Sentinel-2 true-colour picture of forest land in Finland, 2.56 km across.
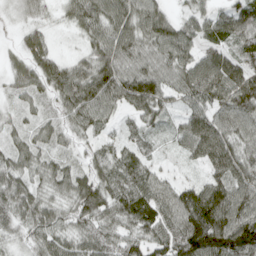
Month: April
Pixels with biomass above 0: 94%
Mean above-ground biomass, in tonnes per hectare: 66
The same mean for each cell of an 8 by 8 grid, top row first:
19 21 77 86 89 30 44 76
23 46 22 84 70 96 52 62
39 68 88 90 92 64 98 95
26 32 85 50 59 28 70 92
46 43 26 35 44 30 104 72
64 58 53 76 75 21 44 88
72 59 71 68 94 94 142 104
31 68 64 65 68 95 148 136
